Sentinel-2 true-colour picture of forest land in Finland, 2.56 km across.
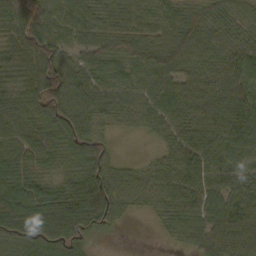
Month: October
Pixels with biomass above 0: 92%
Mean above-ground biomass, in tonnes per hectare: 67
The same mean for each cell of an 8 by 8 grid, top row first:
90 68 62 61 61 57 57 49
92 107 56 62 70 81 67 61
57 109 65 67 70 67 70 73
76 100 85 58 69 73 74 74
70 77 105 25 6 59 69 64
91 49 87 66 25 49 59 43
105 107 142 89 35 61 59 59
106 104 72 4 0 15 50 22
